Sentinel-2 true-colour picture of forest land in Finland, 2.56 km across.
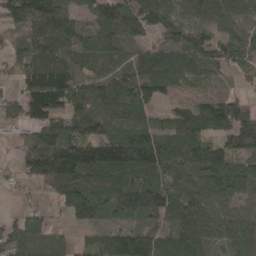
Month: April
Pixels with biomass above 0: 84%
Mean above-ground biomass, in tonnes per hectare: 85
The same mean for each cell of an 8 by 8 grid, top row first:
116 165 65 73 114 55 57 66
57 104 95 93 68 112 95 80
71 126 87 90 116 82 41 19
47 111 91 93 72 51 76 78
37 124 111 103 103 90 92 77
36 155 124 108 82 89 103 102
21 33 133 78 96 89 106 68
106 94 24 83 100 63 87 92
